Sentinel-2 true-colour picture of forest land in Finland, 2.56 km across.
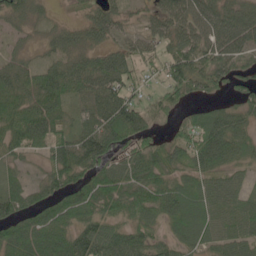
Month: May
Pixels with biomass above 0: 83%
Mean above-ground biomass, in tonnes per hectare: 58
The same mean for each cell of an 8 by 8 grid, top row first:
46 21 20 52 22 61 71 64
17 29 57 43 37 52 68 66
57 68 68 75 27 65 57 45
65 72 42 105 63 35 48 42
58 69 87 89 45 54 97 55
26 40 67 76 80 50 63 34
58 58 74 52 76 77 72 62
81 95 77 76 56 44 50 66
